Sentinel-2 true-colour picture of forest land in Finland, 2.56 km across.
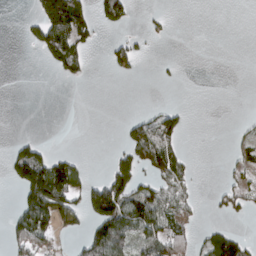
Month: March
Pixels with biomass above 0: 30%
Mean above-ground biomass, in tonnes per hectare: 37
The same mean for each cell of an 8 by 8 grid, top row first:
1 145 99 63 7 2 0 0
0 94 68 43 13 0 0 0
0 2 24 9 5 3 0 0
0 0 0 0 14 32 0 0
25 11 0 3 104 48 0 25
71 147 43 69 41 61 0 29
37 118 56 160 108 68 5 31
70 55 30 116 58 74 46 40
